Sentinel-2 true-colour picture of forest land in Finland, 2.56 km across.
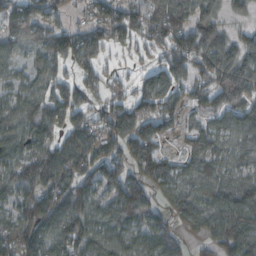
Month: October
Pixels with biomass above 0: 82%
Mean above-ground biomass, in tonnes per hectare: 91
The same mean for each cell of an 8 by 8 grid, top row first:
116 72 25 102 115 159 116 39
55 100 122 54 44 111 143 87
44 75 62 29 57 95 101 147
84 108 57 86 100 58 57 111
88 91 100 85 124 13 74 69
113 143 113 91 90 69 82 72
89 137 128 91 120 67 89 164
127 86 120 94 72 58 66 146
